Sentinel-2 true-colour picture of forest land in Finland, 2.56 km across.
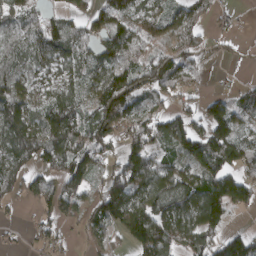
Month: March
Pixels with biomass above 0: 75%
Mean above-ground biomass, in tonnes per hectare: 71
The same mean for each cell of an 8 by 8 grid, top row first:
65 44 50 85 65 54 40 11
41 88 60 93 45 77 41 13
73 47 47 117 116 110 13 11
98 85 77 100 53 64 70 69
111 100 97 68 101 98 127 88
83 59 61 72 128 92 88 65
16 46 55 113 105 100 138 52
12 40 11 26 110 82 81 71
